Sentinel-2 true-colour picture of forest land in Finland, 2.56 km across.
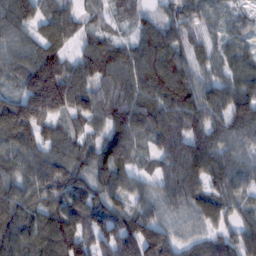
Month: February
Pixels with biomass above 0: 94%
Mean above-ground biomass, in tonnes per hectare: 93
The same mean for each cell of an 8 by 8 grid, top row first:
112 75 53 40 43 57 49 41
71 100 51 86 101 80 44 52
52 191 100 94 111 109 60 77
161 144 96 109 111 117 106 117
120 88 76 119 47 109 101 63
89 124 87 116 54 108 103 84
101 88 111 83 78 85 118 62
126 145 122 120 167 80 65 87
